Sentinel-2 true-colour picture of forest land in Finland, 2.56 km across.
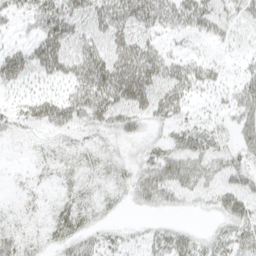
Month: April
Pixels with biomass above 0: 65%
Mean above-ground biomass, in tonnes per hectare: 25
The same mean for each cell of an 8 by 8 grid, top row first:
16 38 32 44 41 34 36 24
18 46 34 37 40 7 6 8
27 24 41 60 55 43 23 19
20 39 39 46 37 31 10 32
5 10 12 9 12 21 27 23
4 9 16 14 27 52 33 29
8 11 24 8 14 13 10 26
20 12 24 12 16 33 18 27
